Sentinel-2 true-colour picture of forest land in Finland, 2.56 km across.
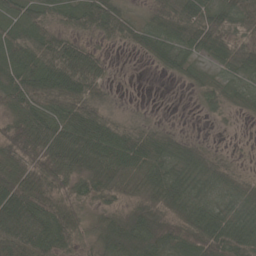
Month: May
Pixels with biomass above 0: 83%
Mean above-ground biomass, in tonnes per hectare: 48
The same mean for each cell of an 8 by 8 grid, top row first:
43 40 40 66 22 71 54 57
63 69 46 9 37 54 46 45
70 75 82 15 0 14 21 30
48 64 67 28 4 0 12 16
70 91 86 65 65 48 17 2
81 61 45 58 47 45 53 27
97 63 22 23 43 40 43 41
82 60 23 77 88 57 70 71
